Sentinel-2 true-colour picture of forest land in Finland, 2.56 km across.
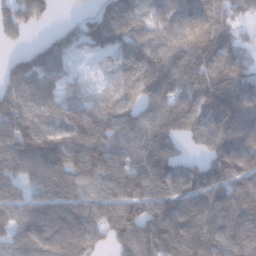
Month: January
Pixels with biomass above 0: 89%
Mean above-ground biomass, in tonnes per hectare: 113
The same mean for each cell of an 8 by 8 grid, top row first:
130 56 40 140 112 112 127 59
29 87 62 95 131 129 188 71
114 86 36 56 135 123 124 111
119 96 125 112 100 128 117 147
126 133 149 125 133 72 98 150
73 116 127 168 141 128 137 144
72 108 108 124 122 130 130 147
85 128 114 92 131 139 136 123
